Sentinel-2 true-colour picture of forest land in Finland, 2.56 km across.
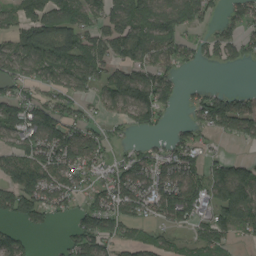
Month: August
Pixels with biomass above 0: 69%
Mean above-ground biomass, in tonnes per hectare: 80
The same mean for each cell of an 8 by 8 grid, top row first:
68 114 95 105 118 118 50 69
77 93 109 106 117 89 52 65
80 70 99 105 125 46 6 0
89 95 48 53 116 19 102 123
77 116 104 35 28 64 23 28
117 122 78 65 103 114 82 120
100 87 53 100 77 134 80 170
67 2 90 76 55 28 74 34
